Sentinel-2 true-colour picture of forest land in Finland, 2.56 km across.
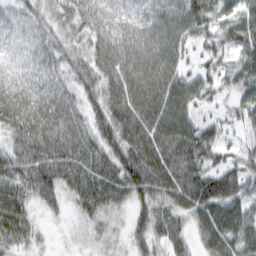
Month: February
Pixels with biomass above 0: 93%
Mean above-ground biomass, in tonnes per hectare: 55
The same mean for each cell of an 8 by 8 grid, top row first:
36 43 63 51 52 67 60 57
26 46 47 78 70 65 37 51
38 39 57 68 78 67 43 50
64 67 54 78 80 83 25 37
48 79 70 70 83 92 60 26
61 64 67 69 85 74 66 51
65 23 37 42 48 51 68 51
48 10 19 27 46 39 45 56
